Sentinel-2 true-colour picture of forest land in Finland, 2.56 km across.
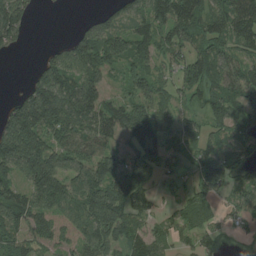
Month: August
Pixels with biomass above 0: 79%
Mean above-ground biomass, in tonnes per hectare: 76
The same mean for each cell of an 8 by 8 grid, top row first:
88 0 6 53 85 118 87 119
30 22 93 100 81 68 80 71
0 105 83 33 89 51 95 93
106 168 108 77 96 65 69 87
171 87 86 52 93 44 62 67
76 144 86 111 68 34 94 46
106 85 95 142 62 34 47 66
77 65 61 81 86 49 47 20
